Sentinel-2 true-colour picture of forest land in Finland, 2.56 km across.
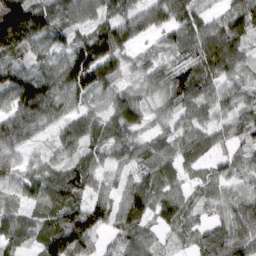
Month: March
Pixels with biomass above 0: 92%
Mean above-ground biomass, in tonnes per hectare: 80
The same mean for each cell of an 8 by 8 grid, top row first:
194 141 80 86 80 98 45 81
107 77 126 131 25 66 107 71
119 113 150 98 56 88 83 52
98 111 67 76 57 68 63 60
84 31 85 92 68 78 53 58
54 74 89 28 72 48 51 58
49 82 110 80 81 85 43 99
59 100 105 31 73 28 85 102
